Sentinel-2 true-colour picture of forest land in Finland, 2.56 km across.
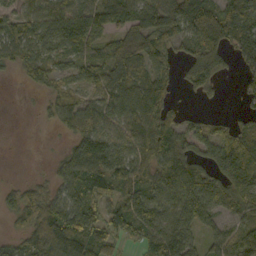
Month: October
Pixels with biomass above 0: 76%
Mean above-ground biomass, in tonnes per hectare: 78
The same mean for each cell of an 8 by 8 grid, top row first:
63 75 96 77 92 112 122 97
78 77 81 69 79 49 113 76
11 54 59 112 93 36 86 26
0 25 90 83 123 37 11 18
0 1 86 87 106 86 91 105
3 26 109 115 87 118 87 137
80 106 110 70 120 103 107 70
35 121 140 82 69 141 55 100
